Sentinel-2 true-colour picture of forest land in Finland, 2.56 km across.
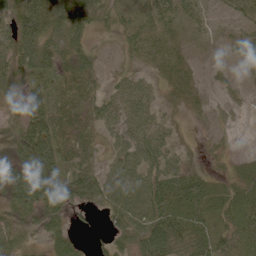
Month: June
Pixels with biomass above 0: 82%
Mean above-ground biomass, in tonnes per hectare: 47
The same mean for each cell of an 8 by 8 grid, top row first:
78 107 69 33 32 37 25 43
80 76 47 20 37 23 16 41
36 59 63 26 24 28 9 28
26 94 47 50 48 14 23 16
63 112 50 31 63 25 15 5
70 111 85 59 62 58 33 28
39 69 39 50 78 60 65 50
39 33 16 29 67 66 51 42
